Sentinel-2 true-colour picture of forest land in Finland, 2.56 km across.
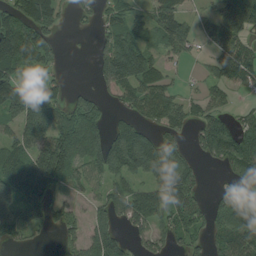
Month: August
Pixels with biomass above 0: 66%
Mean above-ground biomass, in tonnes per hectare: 76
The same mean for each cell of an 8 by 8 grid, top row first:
107 91 31 54 45 82 38 98
176 90 2 89 66 63 37 86
92 48 0 92 101 21 34 67
114 120 125 32 71 72 57 27
81 140 169 128 127 45 90 92
122 155 65 80 75 101 7 59
136 86 26 76 108 76 53 122
42 7 57 92 37 41 49 105
